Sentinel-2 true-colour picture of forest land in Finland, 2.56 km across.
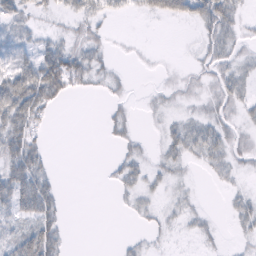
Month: February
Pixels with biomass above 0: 48%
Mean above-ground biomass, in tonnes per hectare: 18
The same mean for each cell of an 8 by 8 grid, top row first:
27 10 25 13 11 26 46 19
36 27 25 7 2 0 24 14
62 71 28 11 1 9 19 24
59 21 0 10 4 7 14 15
49 10 0 9 6 24 35 19
53 20 0 8 15 9 6 7
37 37 0 2 11 9 3 15
33 42 0 1 8 2 7 7
